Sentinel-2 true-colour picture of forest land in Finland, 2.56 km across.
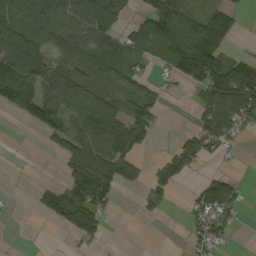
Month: September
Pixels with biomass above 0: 55%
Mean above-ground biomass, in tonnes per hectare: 56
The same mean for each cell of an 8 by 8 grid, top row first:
71 95 117 95 49 114 65 28
92 45 79 78 78 124 143 6
138 81 58 57 32 43 113 139
62 114 75 54 76 0 54 97
0 22 84 106 42 42 63 11
0 1 90 101 37 65 29 15
2 60 114 24 19 2 82 31
1 1 36 2 0 0 58 1
